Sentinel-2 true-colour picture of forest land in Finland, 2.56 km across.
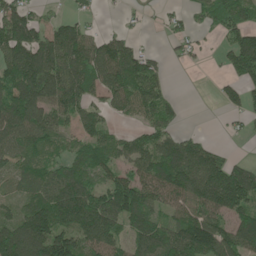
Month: May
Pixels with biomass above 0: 73%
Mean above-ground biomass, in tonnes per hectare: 87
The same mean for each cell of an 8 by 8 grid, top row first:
117 26 35 1 16 32 51 72
143 128 108 110 43 31 11 126
132 142 131 111 124 1 3 73
140 116 95 48 72 31 0 40
90 66 58 70 88 104 48 4
59 72 92 68 101 149 156 123
58 135 142 127 116 76 114 117
161 169 101 84 121 127 155 124
